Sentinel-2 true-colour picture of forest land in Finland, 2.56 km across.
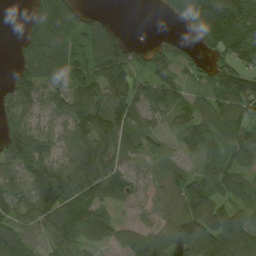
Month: August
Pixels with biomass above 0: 82%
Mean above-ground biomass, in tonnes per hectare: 78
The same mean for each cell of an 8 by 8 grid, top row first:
2 133 54 9 0 48 137 126
20 94 77 102 44 52 47 128
70 91 81 124 58 65 51 117
91 58 113 140 81 73 75 101
108 74 109 93 51 26 56 89
52 148 122 91 31 57 67 66
83 119 107 46 29 44 98 70
101 65 58 49 92 127 120 87
